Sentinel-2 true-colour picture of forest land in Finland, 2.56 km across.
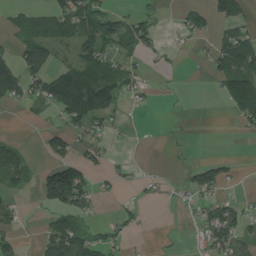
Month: August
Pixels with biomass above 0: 42%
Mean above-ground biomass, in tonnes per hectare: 34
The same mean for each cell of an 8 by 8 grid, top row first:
25 50 80 43 25 11 45 55
34 56 60 38 30 5 15 94
91 79 95 53 19 1 8 73
3 27 110 45 3 1 0 47
27 47 31 8 1 4 0 0
49 72 86 16 9 3 60 7
18 38 53 5 11 7 34 26
18 54 65 28 1 1 40 45
